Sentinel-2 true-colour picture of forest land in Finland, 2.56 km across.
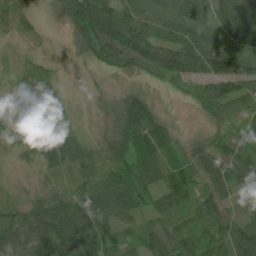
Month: July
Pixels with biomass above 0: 88%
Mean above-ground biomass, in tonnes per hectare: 56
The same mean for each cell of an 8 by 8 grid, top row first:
37 7 93 103 71 101 87 95
6 2 23 114 120 92 107 88
38 41 1 8 23 58 84 90
41 72 4 27 88 2 52 59
25 52 46 55 86 42 36 55
6 30 52 64 78 64 63 54
34 48 87 60 43 50 53 18
60 77 83 44 53 66 65 78
